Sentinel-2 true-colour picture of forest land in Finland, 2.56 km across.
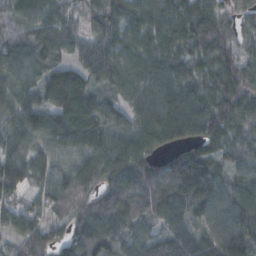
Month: October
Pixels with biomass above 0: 95%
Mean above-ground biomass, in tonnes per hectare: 94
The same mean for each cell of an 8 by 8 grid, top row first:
80 92 47 95 97 103 97 47
100 87 74 109 93 93 87 61
100 112 123 95 98 97 74 96
111 73 136 81 100 124 99 98
110 90 110 110 125 85 78 77
117 87 92 94 92 109 118 74
69 69 73 111 83 100 105 114
66 80 93 108 76 75 88 127
